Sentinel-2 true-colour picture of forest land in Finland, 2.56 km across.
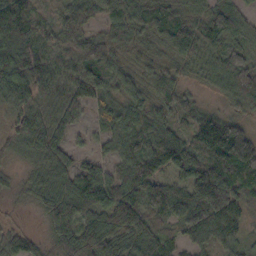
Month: October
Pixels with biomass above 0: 93%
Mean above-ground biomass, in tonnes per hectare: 72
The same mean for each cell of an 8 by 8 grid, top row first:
113 28 66 68 70 65 82 55
91 51 74 67 29 67 68 58
104 79 90 78 69 63 32 105
59 53 43 60 66 64 39 36
43 63 20 42 88 99 149 155
14 59 94 52 102 72 145 129
5 64 80 107 107 110 144 63
49 42 96 77 74 43 64 47
